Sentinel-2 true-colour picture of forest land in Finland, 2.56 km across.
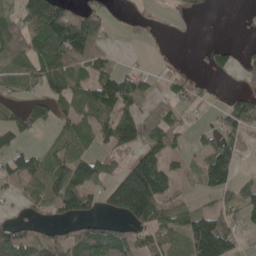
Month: May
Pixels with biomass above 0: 60%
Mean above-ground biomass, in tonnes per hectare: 59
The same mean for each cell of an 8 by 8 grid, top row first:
50 138 77 19 19 12 4 2
73 141 134 23 6 1 22 18
46 100 76 86 48 34 10 17
37 51 79 85 55 33 10 79
33 22 58 56 60 35 47 48
62 90 113 57 178 36 111 37
12 54 102 78 161 69 32 53
90 55 67 79 46 61 180 36
